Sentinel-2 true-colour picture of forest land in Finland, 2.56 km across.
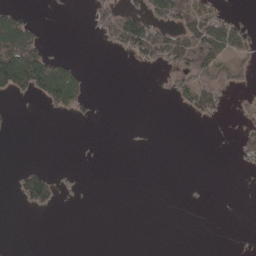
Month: May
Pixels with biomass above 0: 23%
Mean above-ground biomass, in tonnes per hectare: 21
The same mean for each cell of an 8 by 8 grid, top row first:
49 0 0 50 62 61 64 10
130 24 0 19 79 83 86 47
111 117 53 0 0 27 39 17
3 13 18 0 0 3 45 8
0 0 0 0 0 0 0 26
25 50 3 0 0 0 0 1
4 32 1 0 0 0 1 0
0 0 0 0 0 0 0 1
